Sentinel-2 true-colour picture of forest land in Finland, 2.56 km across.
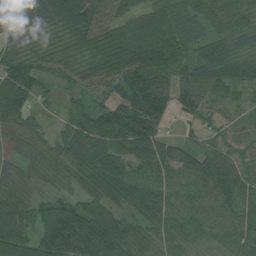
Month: July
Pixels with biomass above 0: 91%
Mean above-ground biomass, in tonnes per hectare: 77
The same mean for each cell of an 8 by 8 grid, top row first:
68 76 103 80 73 78 67 66
41 42 58 96 128 87 57 58
100 28 49 75 121 70 75 58
93 16 52 71 132 51 34 20
46 50 94 89 113 45 35 27
41 44 64 105 86 80 102 72
82 90 117 77 98 72 82 70
124 160 241 162 67 62 51 69
